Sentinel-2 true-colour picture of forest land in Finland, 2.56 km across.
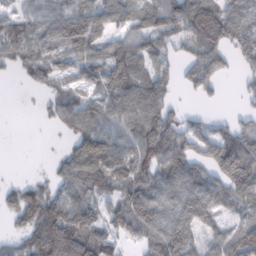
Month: February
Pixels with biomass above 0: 76%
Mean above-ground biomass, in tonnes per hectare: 78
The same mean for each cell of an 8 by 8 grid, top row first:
63 75 96 77 92 112 122 97
78 77 81 69 79 49 113 76
11 54 59 112 93 36 86 26
0 25 90 83 123 37 11 18
0 1 86 87 106 86 91 105
3 26 109 115 87 118 87 137
80 106 110 70 120 103 107 70
35 121 140 82 69 141 55 100
